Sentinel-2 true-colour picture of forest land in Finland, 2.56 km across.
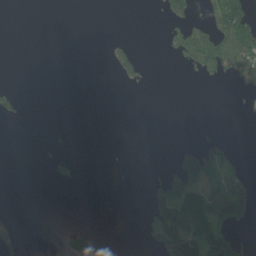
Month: June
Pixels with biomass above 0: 19%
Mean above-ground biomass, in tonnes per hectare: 27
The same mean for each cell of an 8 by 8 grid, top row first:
0 0 0 0 0 59 49 107
0 0 0 23 3 56 134 123
1 0 0 8 22 0 27 45
34 0 0 0 0 0 0 10
0 8 0 1 0 9 40 0
0 10 6 2 4 73 53 36
1 0 0 0 21 157 119 95
30 0 58 0 17 117 142 46
